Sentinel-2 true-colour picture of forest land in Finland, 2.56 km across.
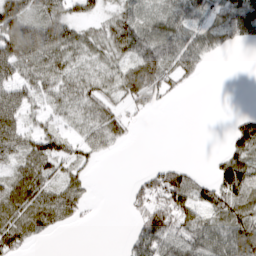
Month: March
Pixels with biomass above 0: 66%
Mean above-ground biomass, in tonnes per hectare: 46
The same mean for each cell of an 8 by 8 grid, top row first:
96 75 45 37 55 64 46 97
108 96 57 60 92 72 44 15
64 60 52 41 83 32 2 0
85 35 42 41 18 1 0 11
57 60 39 32 0 0 0 61
49 51 31 0 22 52 19 83
72 80 37 0 42 69 50 60
56 12 0 0 78 63 77 92
